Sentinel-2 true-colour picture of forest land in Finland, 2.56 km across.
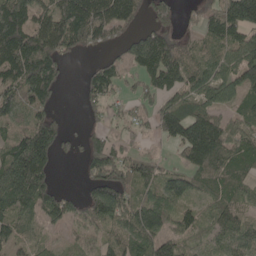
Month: May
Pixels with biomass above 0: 78%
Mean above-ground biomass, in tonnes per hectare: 89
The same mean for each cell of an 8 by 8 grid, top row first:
176 93 169 151 54 62 67 196
186 116 70 39 100 52 69 111
126 157 27 74 80 67 93 112
90 67 20 23 43 120 98 68
128 154 49 62 27 90 191 93
193 80 25 116 96 54 95 57
121 88 74 110 107 85 59 73
67 16 30 71 123 67 44 82
